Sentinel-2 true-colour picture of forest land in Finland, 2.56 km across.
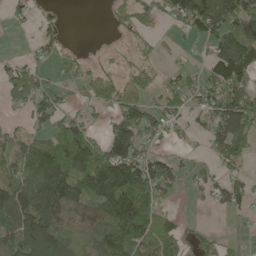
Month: May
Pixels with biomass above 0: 62%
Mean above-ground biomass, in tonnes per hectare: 72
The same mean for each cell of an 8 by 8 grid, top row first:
25 21 0 22 48 79 149 179
1 30 4 8 17 8 33 179
64 25 34 53 48 41 68 94
18 86 43 55 90 48 84 147
83 92 131 149 62 21 37 119
88 164 108 190 146 67 48 40
128 148 86 120 99 13 20 34
114 126 52 102 105 65 40 12
